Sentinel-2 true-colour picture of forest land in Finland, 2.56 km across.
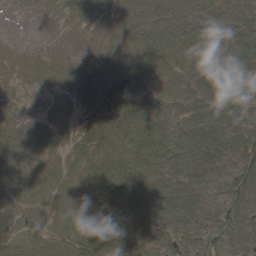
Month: May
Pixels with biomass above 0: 96%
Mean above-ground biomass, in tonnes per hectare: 58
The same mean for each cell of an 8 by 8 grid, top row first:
8 21 44 57 55 64 71 72
6 6 15 34 53 68 69 94
27 40 41 52 66 61 71 96
35 50 46 66 75 57 78 65
65 63 51 62 73 72 89 59
69 70 54 74 78 65 50 50
54 55 63 87 91 74 37 44
61 53 84 104 61 53 43 44
